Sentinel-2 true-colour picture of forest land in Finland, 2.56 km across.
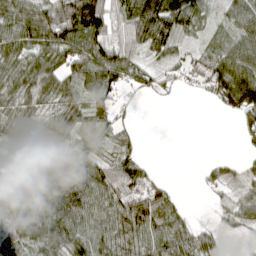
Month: April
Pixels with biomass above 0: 75%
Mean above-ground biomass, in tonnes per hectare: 61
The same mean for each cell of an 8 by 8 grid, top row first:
90 121 200 80 117 92 18 76
68 80 82 84 46 34 28 86
60 77 56 78 48 26 56 123
51 43 54 48 2 0 2 59
55 30 36 39 7 0 0 10
85 99 99 96 75 1 26 24
88 101 98 85 118 40 9 59
68 80 74 87 91 87 40 4
